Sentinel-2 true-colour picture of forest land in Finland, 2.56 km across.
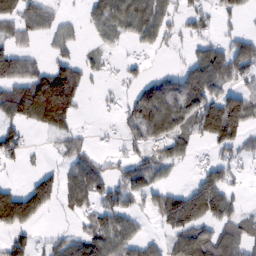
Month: February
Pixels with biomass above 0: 57%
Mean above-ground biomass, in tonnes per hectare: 59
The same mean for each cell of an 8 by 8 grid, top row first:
69 47 15 69 99 44 37 26
52 20 22 24 36 13 65 73
89 157 73 13 44 55 100 60
99 168 33 15 100 82 120 155
74 8 34 13 56 65 52 67
4 4 95 55 74 12 69 23
3 1 54 68 32 136 125 31
67 29 77 100 55 78 89 80
